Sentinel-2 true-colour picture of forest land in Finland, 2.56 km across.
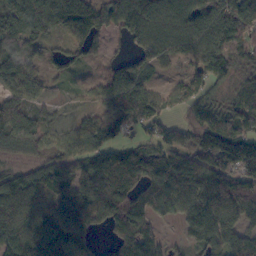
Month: October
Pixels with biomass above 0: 84%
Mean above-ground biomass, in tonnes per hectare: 102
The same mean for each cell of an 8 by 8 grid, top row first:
90 115 149 126 126 128 150 134
58 39 68 22 106 88 133 90
80 41 17 87 94 56 95 53
113 33 27 100 152 63 96 94
108 74 90 81 70 98 167 182
92 90 81 141 138 153 145 140
136 104 138 141 113 106 123 114
155 182 117 52 120 19 102 100
